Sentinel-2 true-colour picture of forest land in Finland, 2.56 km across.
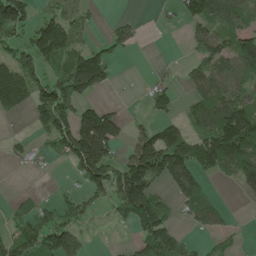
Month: May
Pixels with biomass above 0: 52%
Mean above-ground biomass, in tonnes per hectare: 91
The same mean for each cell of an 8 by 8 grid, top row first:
158 89 54 14 5 30 121 108
76 222 92 63 6 0 110 145
142 116 210 40 6 16 124 102
56 141 116 67 20 34 130 167
24 53 243 153 146 182 177 260
2 4 91 180 218 138 59 154
0 4 93 96 238 56 100 2
0 26 50 4 123 112 35 24
